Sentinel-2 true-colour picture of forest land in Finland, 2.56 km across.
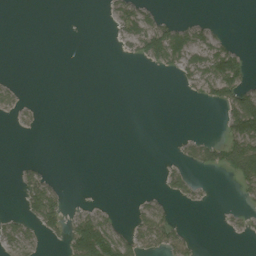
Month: August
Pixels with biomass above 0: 25%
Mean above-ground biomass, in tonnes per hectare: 23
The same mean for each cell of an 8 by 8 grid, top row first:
0 0 0 28 51 9 4 0
0 0 0 3 66 84 66 18
5 0 0 0 0 13 80 67
17 0 0 0 0 0 0 130
0 0 0 0 0 8 44 101
12 22 0 0 0 28 4 70
7 84 14 8 26 12 5 9
48 12 114 81 52 44 0 4
